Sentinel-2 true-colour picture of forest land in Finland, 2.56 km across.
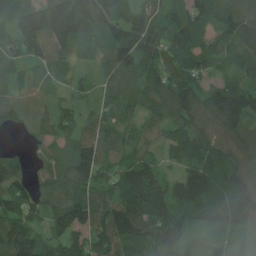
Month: June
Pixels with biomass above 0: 92%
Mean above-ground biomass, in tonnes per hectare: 102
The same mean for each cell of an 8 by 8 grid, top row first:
116 181 155 115 90 71 93 138
102 120 74 123 122 111 94 86
50 56 32 76 98 134 64 54
94 69 56 65 73 114 137 142
10 64 112 92 64 90 115 135
97 82 138 83 123 55 125 134
121 96 157 144 149 96 111 122
209 100 107 179 122 117 36 29
